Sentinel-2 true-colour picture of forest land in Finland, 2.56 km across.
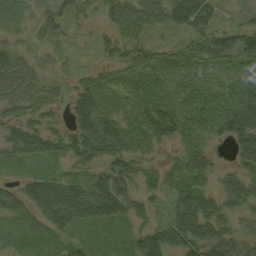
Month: September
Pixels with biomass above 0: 91%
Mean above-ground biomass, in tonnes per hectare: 69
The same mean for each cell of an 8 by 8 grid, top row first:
22 60 52 60 83 94 92 28
43 28 13 47 61 47 71 101
83 36 39 49 70 74 60 93
53 53 99 65 89 94 88 125
87 81 91 111 59 51 59 93
31 64 41 93 58 56 59 78
59 117 113 99 49 85 99 73
24 39 38 24 82 111 117 77
